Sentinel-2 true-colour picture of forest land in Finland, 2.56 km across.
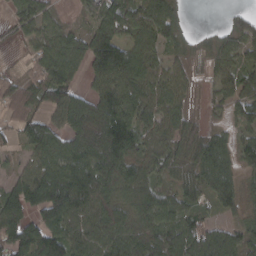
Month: March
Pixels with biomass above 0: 83%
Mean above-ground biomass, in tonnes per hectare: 70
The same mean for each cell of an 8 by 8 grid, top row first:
34 38 18 80 74 47 0 29
10 71 75 160 71 39 35 57
40 81 40 115 82 55 22 61
57 63 129 125 70 66 14 44
31 91 114 178 63 62 76 53
37 98 105 115 73 42 85 51
102 136 74 97 88 75 33 42
116 103 62 74 97 92 94 51
